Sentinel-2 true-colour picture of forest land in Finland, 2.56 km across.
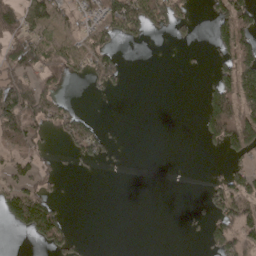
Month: April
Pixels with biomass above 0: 37%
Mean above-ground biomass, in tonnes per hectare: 44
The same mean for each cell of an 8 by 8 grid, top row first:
93 81 39 101 105 54 29 104
101 82 62 51 6 3 11 105
72 40 15 55 0 0 19 150
130 72 30 0 0 0 88 125
55 22 71 16 0 0 27 93
49 33 12 7 8 8 15 55
99 88 0 0 0 0 27 97
0 66 12 0 0 0 40 82
